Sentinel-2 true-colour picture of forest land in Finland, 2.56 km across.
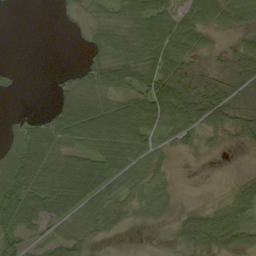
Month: September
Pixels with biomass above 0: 65%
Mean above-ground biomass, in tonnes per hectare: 36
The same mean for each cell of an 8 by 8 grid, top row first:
0 0 10 28 71 50 59 58
0 0 4 53 76 62 21 33
6 3 39 49 64 67 20 44
2 21 78 71 74 74 70 27
30 47 41 61 49 21 9 15
67 40 64 54 37 6 0 5
69 53 48 39 19 10 16 42
38 25 35 6 0 14 43 41
